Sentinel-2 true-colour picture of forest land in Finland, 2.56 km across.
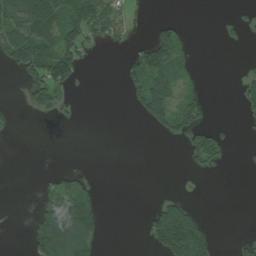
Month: August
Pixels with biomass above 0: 29%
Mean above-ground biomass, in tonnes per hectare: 34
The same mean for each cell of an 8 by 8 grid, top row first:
87 104 86 71 1 10 0 12
97 89 68 11 46 68 0 7
8 100 24 0 84 51 2 24
6 26 3 0 57 89 29 16
0 0 0 0 0 7 73 3
0 20 31 0 0 0 7 1
0 90 105 0 9 87 3 0
0 121 99 0 13 137 67 16
